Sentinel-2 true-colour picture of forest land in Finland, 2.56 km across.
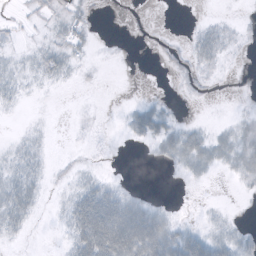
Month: October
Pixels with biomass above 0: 41%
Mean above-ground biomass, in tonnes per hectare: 11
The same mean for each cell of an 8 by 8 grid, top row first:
3 7 10 0 0 0 1 2
4 12 10 1 0 1 20 4
12 10 2 0 0 0 3 0
3 0 1 0 18 5 0 3
7 4 1 1 7 24 20 20
20 7 8 4 0 2 4 12
34 2 44 57 28 3 2 1
6 0 45 77 69 37 26 15
